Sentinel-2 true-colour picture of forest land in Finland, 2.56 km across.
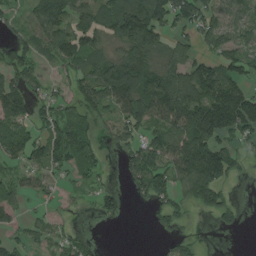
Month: August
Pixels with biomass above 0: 67%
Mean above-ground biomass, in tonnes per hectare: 75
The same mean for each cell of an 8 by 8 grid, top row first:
28 139 72 96 176 120 72 66
82 66 90 47 143 75 43 71
76 38 75 143 124 107 160 90
103 56 56 55 127 132 181 177
84 100 104 30 75 108 152 45
43 38 45 12 107 85 198 38
38 17 11 38 11 53 81 34
34 38 31 0 0 34 1 1
